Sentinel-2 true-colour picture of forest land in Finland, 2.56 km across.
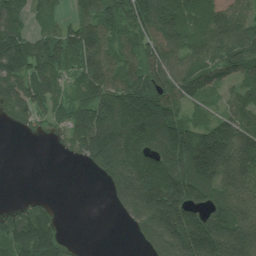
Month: July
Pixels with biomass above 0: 78%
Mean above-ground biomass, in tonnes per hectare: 133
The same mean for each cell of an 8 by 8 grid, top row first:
99 59 83 122 209 138 139 114
185 129 147 93 109 135 124 130
160 145 95 123 124 124 109 82
108 96 103 180 180 88 52 97
0 18 127 253 213 201 222 191
0 0 3 215 244 218 208 210
51 46 0 45 279 278 168 156
151 156 2 0 136 286 303 250
